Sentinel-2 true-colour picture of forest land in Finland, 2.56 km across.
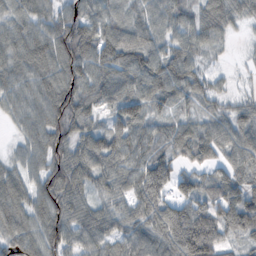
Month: November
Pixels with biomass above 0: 93%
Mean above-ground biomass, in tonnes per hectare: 82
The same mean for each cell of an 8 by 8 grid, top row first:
59 65 90 67 62 69 88 55
71 85 116 97 88 74 56 6
64 84 104 91 95 105 55 9
54 111 107 66 91 55 50 58
26 99 92 102 98 85 89 103
58 103 98 87 123 84 51 78
90 86 82 56 88 98 97 139
93 100 76 82 101 115 139 59
